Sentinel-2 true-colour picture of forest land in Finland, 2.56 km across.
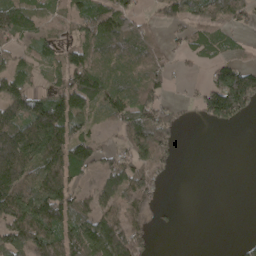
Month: April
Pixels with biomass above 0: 63%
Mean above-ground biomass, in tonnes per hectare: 80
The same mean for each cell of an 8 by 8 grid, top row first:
138 47 80 118 37 62 82 63
58 45 83 92 85 26 59 19
87 27 124 92 87 17 46 176
122 170 97 82 105 40 114 111
214 189 95 20 121 45 0 0
209 179 52 80 93 12 0 0
185 207 62 85 81 5 0 0
120 149 135 138 52 0 0 9
